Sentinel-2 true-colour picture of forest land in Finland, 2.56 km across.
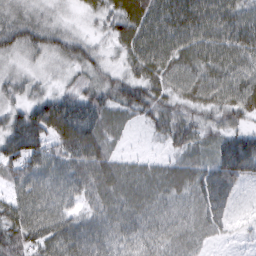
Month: March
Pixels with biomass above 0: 97%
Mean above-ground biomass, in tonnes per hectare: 61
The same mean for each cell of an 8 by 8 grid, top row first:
49 34 18 54 81 91 81 69
59 62 54 27 85 80 73 78
38 25 39 46 63 62 70 65
47 98 95 60 51 50 47 59
94 73 103 44 7 46 49 91
67 71 69 80 57 62 75 77
73 79 37 62 60 45 71 13
81 83 92 63 53 52 27 10
